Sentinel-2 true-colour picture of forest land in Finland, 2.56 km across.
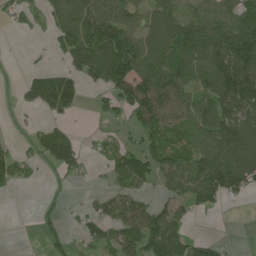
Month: June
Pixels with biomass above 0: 62%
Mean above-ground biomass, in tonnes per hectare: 82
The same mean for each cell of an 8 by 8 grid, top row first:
40 50 125 108 77 111 111 125
1 17 134 139 114 147 173 190
8 102 62 105 130 130 132 204
13 50 21 45 132 105 143 136
18 112 53 42 70 88 122 166
60 7 33 60 96 117 169 156
0 11 22 74 75 62 48 8
0 27 39 72 121 117 48 3
